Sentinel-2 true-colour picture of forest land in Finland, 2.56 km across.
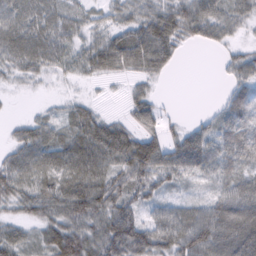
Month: February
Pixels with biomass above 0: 82%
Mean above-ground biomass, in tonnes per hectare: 47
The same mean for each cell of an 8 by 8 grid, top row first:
61 55 35 32 52 62 58 42
63 59 43 73 84 40 17 22
22 15 19 17 29 1 0 38
2 15 41 9 49 5 11 50
40 60 69 86 77 46 51 56
68 64 72 51 62 43 24 35
39 62 77 67 36 38 45 66
52 55 86 88 78 73 80 69
